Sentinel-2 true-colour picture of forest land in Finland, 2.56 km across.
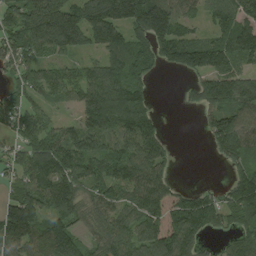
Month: August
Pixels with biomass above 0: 79%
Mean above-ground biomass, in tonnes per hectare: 125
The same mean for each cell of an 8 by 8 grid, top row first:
126 287 184 190 206 137 61 138
147 130 92 149 114 183 160 152
87 132 114 134 77 7 120 137
124 43 102 200 152 4 92 137
72 138 166 115 183 14 43 129
84 164 140 119 154 31 0 97
178 114 105 115 150 209 138 160
173 173 94 129 170 210 43 101
